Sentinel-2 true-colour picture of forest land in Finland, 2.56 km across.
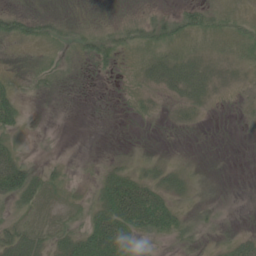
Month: June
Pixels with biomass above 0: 49%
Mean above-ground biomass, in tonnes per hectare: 15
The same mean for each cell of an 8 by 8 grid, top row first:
32 12 1 3 13 24 27 14
4 7 13 27 19 19 14 16
10 9 1 2 19 40 28 12
30 0 0 0 10 11 7 4
14 0 0 2 3 1 0 0
63 20 3 25 23 25 6 0
18 16 10 41 64 21 8 0
36 20 28 62 14 9 3 18
